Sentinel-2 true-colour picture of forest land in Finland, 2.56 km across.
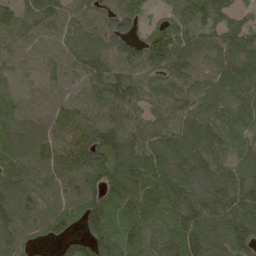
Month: May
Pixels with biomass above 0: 95%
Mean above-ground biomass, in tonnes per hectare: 139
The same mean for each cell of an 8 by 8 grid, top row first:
128 145 102 87 64 86 123 94
95 112 156 134 124 164 147 187
70 98 107 163 122 139 125 173
119 106 118 146 107 120 124 163
143 130 128 173 153 138 155 121
145 145 142 153 181 167 170 139
160 122 147 159 192 184 170 189
167 69 108 184 144 183 179 187
